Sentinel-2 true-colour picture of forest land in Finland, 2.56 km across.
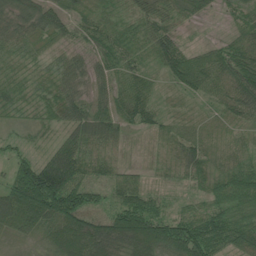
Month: June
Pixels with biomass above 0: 90%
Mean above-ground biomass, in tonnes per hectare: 53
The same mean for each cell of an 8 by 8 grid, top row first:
51 60 42 39 52 33 18 31
45 29 30 57 34 67 40 66
34 33 41 47 47 47 67 85
28 34 51 55 62 12 13 55
19 21 70 40 6 36 27 25
71 148 78 41 21 20 50 68
95 112 108 58 80 21 48 75
19 47 89 107 102 99 88 66
